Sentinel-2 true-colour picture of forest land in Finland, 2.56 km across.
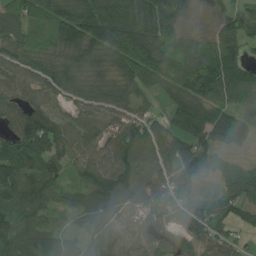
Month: July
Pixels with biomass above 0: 92%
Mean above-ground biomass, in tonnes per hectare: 106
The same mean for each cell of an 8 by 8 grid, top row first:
98 94 146 152 150 139 115 116
100 78 133 151 166 86 114 89
76 98 119 123 107 114 157 131
116 115 65 90 60 118 145 110
146 162 101 102 101 92 115 63
137 122 60 123 84 118 95 82
114 77 61 77 80 112 133 107
129 94 71 75 64 59 77 54
